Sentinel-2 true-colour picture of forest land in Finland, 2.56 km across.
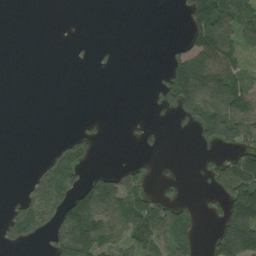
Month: August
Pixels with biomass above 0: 36%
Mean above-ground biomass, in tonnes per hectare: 59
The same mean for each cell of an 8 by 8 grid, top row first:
0 0 0 0 0 5 249 125
0 0 2 5 0 26 170 74
0 0 0 0 0 169 189 111
0 0 0 0 1 51 181 177
0 6 66 0 9 0 45 99
0 90 68 55 33 6 37 159
51 89 135 83 130 64 17 188
45 48 144 90 113 104 36 254
